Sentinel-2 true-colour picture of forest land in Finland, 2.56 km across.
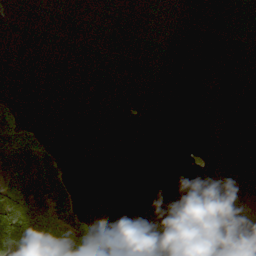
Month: October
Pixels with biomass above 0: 13%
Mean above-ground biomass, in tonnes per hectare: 22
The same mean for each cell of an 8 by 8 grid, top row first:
10 0 0 0 0 0 0 0
0 0 0 0 0 0 0 0
0 0 0 0 0 0 0 0
65 0 0 0 4 0 0 0
160 47 0 0 0 0 1 0
117 136 2 0 0 0 3 0
156 130 58 0 0 0 0 0
187 184 138 0 0 0 0 0
